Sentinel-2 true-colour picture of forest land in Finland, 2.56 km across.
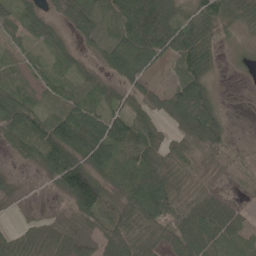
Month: May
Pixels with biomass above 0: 89%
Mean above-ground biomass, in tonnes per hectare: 67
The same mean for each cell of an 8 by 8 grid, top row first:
51 48 95 77 146 83 86 48
25 46 35 82 113 98 62 10
45 44 42 42 53 63 55 3
103 64 88 59 58 99 130 2
57 120 134 98 86 41 75 13
21 42 167 70 112 77 48 32
9 6 90 71 103 89 80 26
41 46 49 101 78 82 79 61
